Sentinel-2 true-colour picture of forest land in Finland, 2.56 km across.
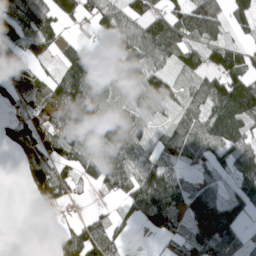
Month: April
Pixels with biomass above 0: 72%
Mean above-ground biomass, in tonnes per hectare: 76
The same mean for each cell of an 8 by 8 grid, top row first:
101 93 70 86 90 95 125 81
62 60 64 62 123 91 79 73
80 52 116 55 97 32 78 130
60 89 120 42 63 51 89 142
39 83 67 64 56 112 112 111
3 102 44 78 124 75 36 118
0 29 13 22 103 111 151 89
0 7 98 73 8 46 140 75
